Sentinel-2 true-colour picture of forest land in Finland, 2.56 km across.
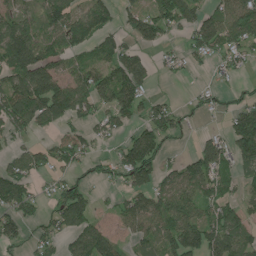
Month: June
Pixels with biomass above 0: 66%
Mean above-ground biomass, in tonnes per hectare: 87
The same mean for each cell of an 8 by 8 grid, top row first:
85 93 88 64 99 126 95 143
190 94 76 85 52 29 107 88
109 171 110 114 83 14 16 26
143 145 86 87 74 67 32 84
48 53 84 30 159 26 83 118
102 42 39 47 109 82 126 52
102 36 136 31 109 139 82 60
66 64 95 85 77 148 134 110
